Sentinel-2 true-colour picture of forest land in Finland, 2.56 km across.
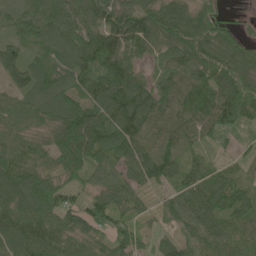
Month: June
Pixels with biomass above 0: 93%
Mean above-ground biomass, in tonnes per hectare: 83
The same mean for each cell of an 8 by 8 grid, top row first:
82 109 94 95 112 114 73 8
76 88 104 122 70 104 100 70
71 105 81 125 52 81 103 103
67 92 110 113 112 80 85 117
60 61 133 96 77 76 44 23
110 83 56 65 82 72 87 50
98 105 73 88 27 61 100 84
100 101 71 79 36 45 75 61
